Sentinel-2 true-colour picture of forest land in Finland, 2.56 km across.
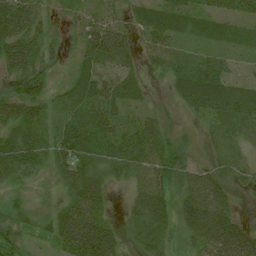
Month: July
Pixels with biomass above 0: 87%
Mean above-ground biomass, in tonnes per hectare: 46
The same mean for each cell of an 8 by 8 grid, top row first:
88 28 25 31 35 51 39 36
87 38 29 87 32 41 27 22
50 33 37 42 14 41 72 22
59 39 54 55 25 20 59 51
56 49 73 62 64 28 23 29
40 24 72 29 49 50 57 24
25 21 78 14 61 54 109 15
33 19 107 63 31 20 85 86
